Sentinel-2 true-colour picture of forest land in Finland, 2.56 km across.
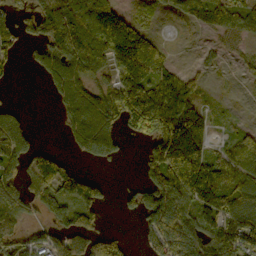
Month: October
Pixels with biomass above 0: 68%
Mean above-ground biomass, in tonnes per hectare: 93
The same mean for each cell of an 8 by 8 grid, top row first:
58 117 153 153 25 33 71 87
34 93 158 229 161 4 19 29
7 60 112 71 168 79 20 19
37 4 148 133 165 146 45 6
108 11 82 99 53 241 83 110
82 126 94 5 53 228 189 122
90 59 115 15 140 145 119 139
56 58 95 103 38 151 143 162
